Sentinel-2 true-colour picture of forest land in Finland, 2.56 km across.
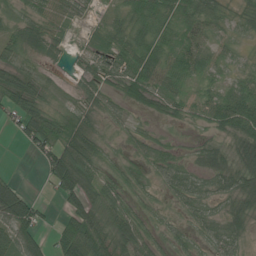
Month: July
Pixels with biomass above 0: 75%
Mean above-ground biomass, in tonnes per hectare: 37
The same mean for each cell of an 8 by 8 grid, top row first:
27 39 14 19 55 39 46 22
38 28 11 42 55 42 37 11
51 19 25 36 63 44 20 32
51 47 19 20 17 26 36 83
10 52 69 11 25 11 20 45
9 43 88 19 17 45 34 53
108 10 57 50 19 18 30 33
54 31 87 61 43 23 28 32
